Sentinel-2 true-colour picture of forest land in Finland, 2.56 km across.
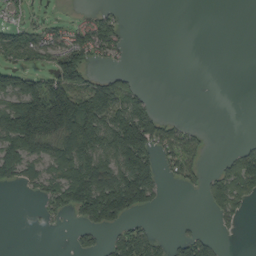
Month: September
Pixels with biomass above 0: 43%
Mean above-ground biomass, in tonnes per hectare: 64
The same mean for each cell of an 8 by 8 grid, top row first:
22 18 14 42 0 0 0 0
91 67 96 59 0 0 0 0
96 106 104 81 5 0 0 0
200 290 214 138 99 1 0 0
152 110 199 130 169 82 16 14
63 72 152 122 169 38 30 107
0 42 115 168 77 0 28 47
0 0 34 42 90 41 44 2
